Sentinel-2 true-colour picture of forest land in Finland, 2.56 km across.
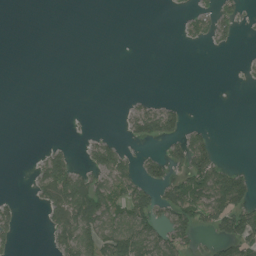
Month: July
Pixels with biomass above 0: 28%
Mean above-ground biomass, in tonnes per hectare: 31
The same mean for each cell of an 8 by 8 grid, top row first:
0 0 0 0 0 4 32 22
0 0 0 0 0 2 9 4
0 0 0 0 0 0 0 3
0 0 1 0 57 43 0 0
0 11 9 35 27 45 46 0
0 80 57 83 49 44 104 44
19 56 123 72 82 89 95 89
16 17 96 105 101 72 23 103
